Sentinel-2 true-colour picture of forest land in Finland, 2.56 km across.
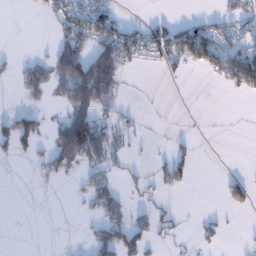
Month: January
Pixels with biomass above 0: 31%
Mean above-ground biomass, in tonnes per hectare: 35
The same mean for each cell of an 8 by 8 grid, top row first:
0 25 71 44 4 6 16 37
1 15 84 108 62 78 84 48
32 74 180 105 0 9 12 90
35 10 103 27 4 0 0 0
71 41 202 53 5 13 0 0
0 33 28 32 14 49 0 15
0 0 8 71 20 13 2 27
0 0 6 84 50 15 19 2
